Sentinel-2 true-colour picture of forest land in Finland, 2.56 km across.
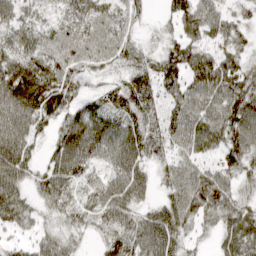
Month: April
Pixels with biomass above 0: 89%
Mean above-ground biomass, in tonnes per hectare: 55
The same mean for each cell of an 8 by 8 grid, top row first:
46 31 60 51 19 64 62 25
55 57 63 51 25 56 62 35
90 78 37 28 57 68 88 84
73 59 68 57 55 59 69 88
72 29 89 64 65 48 56 70
61 52 53 51 40 53 57 40
69 26 34 67 35 67 53 59
21 40 17 48 79 54 14 96
